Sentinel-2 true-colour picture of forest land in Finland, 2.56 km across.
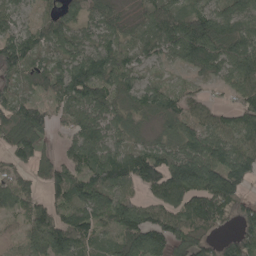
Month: May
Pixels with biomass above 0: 88%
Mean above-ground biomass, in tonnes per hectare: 100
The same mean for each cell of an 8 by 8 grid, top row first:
66 63 77 54 56 95 115 117
154 92 87 93 78 112 173 131
77 116 173 115 61 38 61 97
122 69 87 91 71 109 62 79
117 30 88 86 58 94 122 90
95 89 85 120 151 180 166 125
84 86 106 138 107 110 143 99
33 152 105 76 187 128 64 125
